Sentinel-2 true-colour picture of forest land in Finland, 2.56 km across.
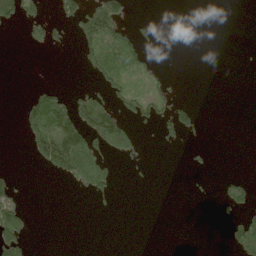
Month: June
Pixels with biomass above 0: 22%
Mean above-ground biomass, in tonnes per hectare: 34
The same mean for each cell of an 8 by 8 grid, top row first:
62 31 75 130 4 0 0 0
0 31 47 126 39 0 0 0
0 4 2 76 43 5 0 0
6 179 112 78 49 53 1 0
0 158 153 120 11 11 6 0
19 18 132 66 2 0 5 17
77 0 0 7 0 0 0 50
96 0 0 0 0 0 0 76
